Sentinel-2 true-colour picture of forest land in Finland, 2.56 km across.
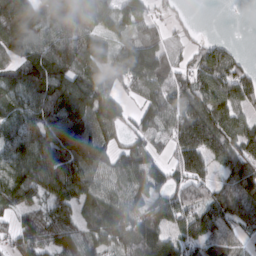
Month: March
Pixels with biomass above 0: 85%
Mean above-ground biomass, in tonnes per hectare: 102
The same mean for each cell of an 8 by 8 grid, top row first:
215 117 99 76 63 19 0 1
127 112 128 74 102 40 51 12
123 136 103 86 160 95 109 99
100 142 116 99 79 115 111 75
101 139 146 68 77 98 131 122
122 118 109 90 134 69 68 131
98 89 102 151 102 124 127 114
103 126 118 121 194 88 117 44
